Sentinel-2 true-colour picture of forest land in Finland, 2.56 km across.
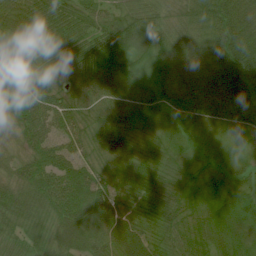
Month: July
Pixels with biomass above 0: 99%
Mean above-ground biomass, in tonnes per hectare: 58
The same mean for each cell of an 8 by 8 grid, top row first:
47 60 59 43 56 45 80 90
26 41 56 105 48 57 52 100
54 50 50 63 34 57 53 91
56 75 51 54 58 45 42 64
30 71 59 65 42 43 16 19
48 80 84 62 68 52 52 28
69 67 80 67 53 61 79 68
45 52 67 61 66 64 53 73
